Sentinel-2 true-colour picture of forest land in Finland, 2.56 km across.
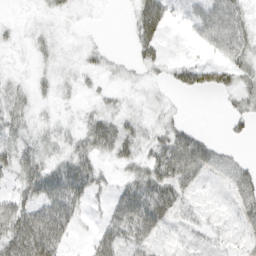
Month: March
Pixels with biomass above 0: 59%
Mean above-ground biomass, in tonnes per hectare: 24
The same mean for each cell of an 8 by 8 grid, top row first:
1 7 2 0 55 9 37 29
5 7 5 3 28 1 18 33
4 7 6 5 10 16 29 25
17 3 5 18 10 8 0 21
23 12 23 44 23 46 29 8
29 48 51 9 34 53 32 39
50 58 26 31 64 36 13 34
71 74 5 44 46 17 16 18
